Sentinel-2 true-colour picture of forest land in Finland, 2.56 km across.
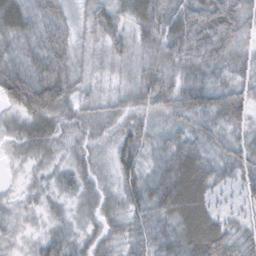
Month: February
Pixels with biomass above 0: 97%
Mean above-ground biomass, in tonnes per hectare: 42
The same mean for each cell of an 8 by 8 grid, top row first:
53 34 32 43 58 50 76 53
25 44 33 43 47 66 65 33
51 63 36 22 54 47 37 37
36 74 39 36 34 41 48 46
31 42 26 34 40 43 33 40
8 20 39 26 41 83 53 40
18 19 24 28 46 78 56 30
16 34 28 36 37 58 91 39
